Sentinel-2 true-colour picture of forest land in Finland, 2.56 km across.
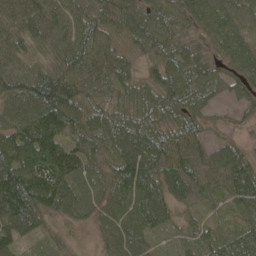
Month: May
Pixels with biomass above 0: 94%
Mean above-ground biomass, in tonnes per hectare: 75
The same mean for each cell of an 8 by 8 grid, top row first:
67 92 76 83 79 77 78 69
61 50 90 71 58 68 38 87
76 106 88 80 52 82 70 58
80 116 79 64 69 61 34 27
105 142 66 70 95 68 45 33
150 160 81 64 107 84 67 92
143 87 71 74 103 59 50 51
76 32 3 74 63 48 53 79
